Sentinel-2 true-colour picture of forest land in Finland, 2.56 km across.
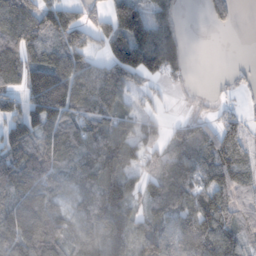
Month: November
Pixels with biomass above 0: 77%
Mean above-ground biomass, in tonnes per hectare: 83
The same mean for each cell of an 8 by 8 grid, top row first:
112 89 51 83 104 33 36 14
131 96 100 103 161 85 0 0
83 186 127 124 65 26 1 16
87 174 91 80 43 7 17 29
149 98 108 100 86 64 97 73
122 104 86 83 56 94 81 71
115 87 69 132 49 96 90 54
117 115 75 117 96 100 103 58
